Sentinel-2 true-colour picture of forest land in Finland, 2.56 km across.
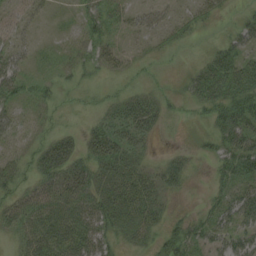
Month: August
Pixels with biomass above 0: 62%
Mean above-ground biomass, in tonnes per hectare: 28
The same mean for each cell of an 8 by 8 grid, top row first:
18 9 21 39 27 18 14 11
31 7 25 23 9 10 10 33
42 11 8 7 7 3 61 60
26 9 5 24 52 8 25 58
20 31 28 51 22 3 13 59
26 39 44 49 38 28 8 45
34 49 46 60 56 7 22 60
19 45 49 24 24 39 33 41
